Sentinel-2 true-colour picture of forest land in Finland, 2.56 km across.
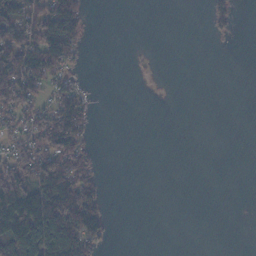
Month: November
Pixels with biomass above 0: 32%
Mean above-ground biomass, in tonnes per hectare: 34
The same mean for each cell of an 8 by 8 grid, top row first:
77 96 53 0 0 0 21 7
105 118 33 0 1 0 0 0
109 60 10 0 2 0 0 0
66 53 68 0 0 0 0 0
52 91 56 0 0 0 0 0
92 110 79 0 0 0 0 0
141 146 155 5 0 0 0 0
131 137 100 8 0 0 0 0
